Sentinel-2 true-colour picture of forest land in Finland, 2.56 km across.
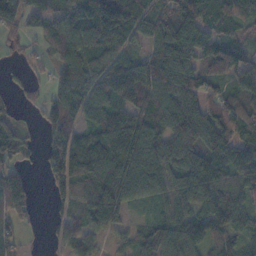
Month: November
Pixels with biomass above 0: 83%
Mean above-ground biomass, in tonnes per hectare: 87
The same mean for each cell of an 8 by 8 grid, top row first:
87 73 113 204 80 122 89 85
15 47 111 102 44 122 94 74
24 43 141 130 112 106 82 80
30 65 99 103 95 96 109 105
74 79 103 146 122 118 112 93
96 59 78 139 102 82 125 78
113 23 74 119 24 59 86 71
47 19 69 29 78 93 90 58
